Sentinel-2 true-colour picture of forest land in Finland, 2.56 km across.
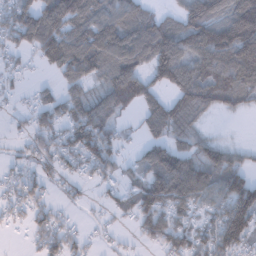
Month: February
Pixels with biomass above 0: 73%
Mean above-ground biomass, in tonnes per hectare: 82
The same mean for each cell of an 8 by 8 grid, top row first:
105 130 130 95 81 66 136 172
73 125 136 147 132 132 167 184
22 14 74 109 99 123 97 118
19 67 84 86 73 107 52 31
20 69 97 69 58 69 68 21
42 53 41 52 68 158 98 97
51 43 21 34 93 88 61 152
2 70 37 19 39 82 73 109
